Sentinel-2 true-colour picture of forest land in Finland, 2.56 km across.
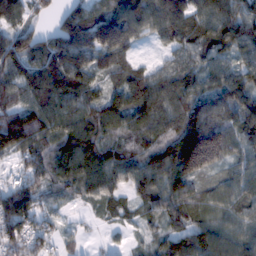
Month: February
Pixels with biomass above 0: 91%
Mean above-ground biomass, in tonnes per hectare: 97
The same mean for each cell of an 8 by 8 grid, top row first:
84 36 97 125 123 133 102 119
125 99 149 118 19 77 96 95
101 153 112 52 103 94 79 96
135 123 107 113 130 98 97 92
164 108 159 89 92 146 195 84
59 90 127 118 127 136 74 67
150 42 21 51 55 78 64 79
106 68 30 9 27 87 128 91
